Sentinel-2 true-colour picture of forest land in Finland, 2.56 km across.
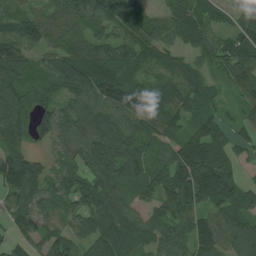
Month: July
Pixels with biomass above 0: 93%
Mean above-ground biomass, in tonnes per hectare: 96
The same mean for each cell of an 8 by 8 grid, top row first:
76 76 93 124 75 94 83 88
128 78 82 98 104 68 85 101
93 72 128 144 82 83 51 88
112 92 109 127 117 95 65 40
85 72 86 136 88 87 141 53
136 88 91 114 109 115 140 51
101 78 105 159 67 98 94 97
52 81 81 160 87 94 122 94
